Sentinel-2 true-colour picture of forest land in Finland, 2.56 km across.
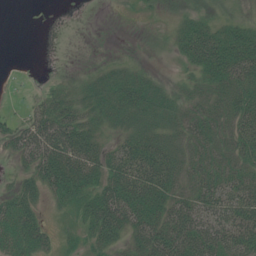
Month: July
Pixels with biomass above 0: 74%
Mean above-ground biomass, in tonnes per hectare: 38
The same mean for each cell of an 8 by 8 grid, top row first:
0 0 0 0 7 15 21 16
0 0 0 2 4 24 81 63
2 4 17 42 35 14 42 57
6 41 37 45 53 39 41 56
35 72 60 25 57 41 41 48
19 59 64 58 82 48 51 45
55 17 38 74 64 56 60 67
69 34 22 36 55 63 70 67
